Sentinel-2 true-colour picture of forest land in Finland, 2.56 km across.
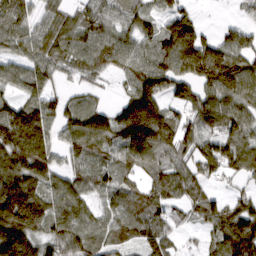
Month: March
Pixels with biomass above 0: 84%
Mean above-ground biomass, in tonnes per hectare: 101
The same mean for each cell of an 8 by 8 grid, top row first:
96 70 78 79 78 105 4 23
73 108 104 114 82 177 144 122
43 59 43 30 132 111 138 143
110 96 108 83 201 55 114 104
162 124 107 104 160 97 92 117
146 99 73 81 58 99 63 66
258 116 91 72 105 56 97 81
236 98 108 83 98 45 52 172
